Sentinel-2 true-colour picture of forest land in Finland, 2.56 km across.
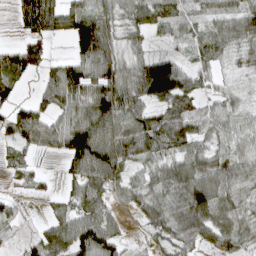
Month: April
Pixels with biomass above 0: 80%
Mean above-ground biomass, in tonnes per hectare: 66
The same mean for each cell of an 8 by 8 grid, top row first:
38 96 88 63 83 54 38 66
51 33 93 84 37 22 70 41
70 57 109 99 146 145 34 22
61 71 73 125 77 65 34 39
52 50 161 137 100 76 50 43
32 12 80 86 44 84 97 65
18 19 68 33 63 75 107 55
8 84 101 68 18 60 48 61
